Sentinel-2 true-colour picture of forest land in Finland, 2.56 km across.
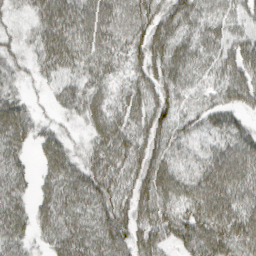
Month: March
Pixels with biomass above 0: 89%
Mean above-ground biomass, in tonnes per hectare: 51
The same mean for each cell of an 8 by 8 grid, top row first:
19 68 72 70 59 58 45 38
23 62 63 56 55 54 45 55
25 28 42 38 47 45 32 64
60 12 38 42 55 40 44 34
54 42 18 64 55 41 41 63
48 39 57 65 62 54 76 72
53 48 58 69 56 46 79 62
51 39 66 77 51 40 74 67
